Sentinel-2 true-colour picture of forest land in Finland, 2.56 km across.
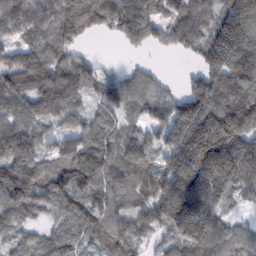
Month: February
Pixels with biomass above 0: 90%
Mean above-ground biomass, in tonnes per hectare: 117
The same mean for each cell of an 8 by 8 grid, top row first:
120 109 161 141 132 117 101 186
87 114 41 4 51 62 144 195
120 155 108 78 71 16 132 176
95 93 71 70 67 145 195 251
142 63 104 98 103 149 224 223
126 97 129 119 137 184 224 164
101 59 92 109 113 203 177 26
61 67 56 108 61 97 150 89
